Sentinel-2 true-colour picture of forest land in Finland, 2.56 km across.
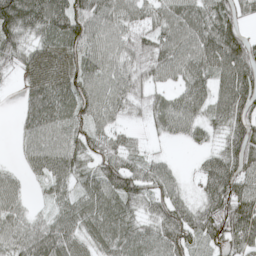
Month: May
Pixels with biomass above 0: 88%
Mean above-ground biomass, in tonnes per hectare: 74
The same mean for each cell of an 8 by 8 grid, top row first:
126 121 101 84 60 85 80 63
85 75 90 71 67 89 105 98
23 90 85 76 60 48 71 109
22 105 78 60 41 82 60 88
23 86 77 73 21 18 32 104
28 68 56 100 89 37 82 96
53 33 68 78 60 93 71 114
74 109 59 74 70 105 59 96
